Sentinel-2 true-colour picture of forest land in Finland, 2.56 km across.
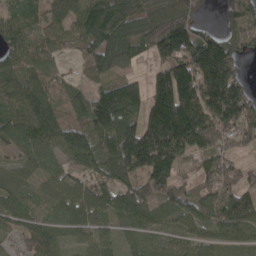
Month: April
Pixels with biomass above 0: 87%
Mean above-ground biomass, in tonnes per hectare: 104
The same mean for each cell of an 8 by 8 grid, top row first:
73 76 110 146 116 139 26 118
84 77 64 160 69 172 191 89
109 79 33 73 55 197 201 94
105 122 93 193 131 225 149 167
78 94 142 133 192 155 130 73
69 55 61 96 116 78 63 72
98 74 100 93 104 88 85 133
46 104 51 55 75 82 86 75
